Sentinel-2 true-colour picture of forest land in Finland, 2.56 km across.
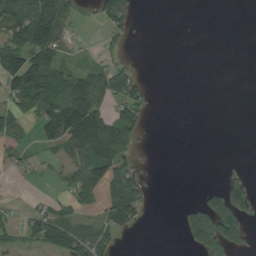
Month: August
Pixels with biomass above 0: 38%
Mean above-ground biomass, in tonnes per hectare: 41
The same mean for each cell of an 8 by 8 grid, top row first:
106 161 15 73 1 0 0 0
86 109 10 14 0 0 0 0
85 101 74 80 25 0 0 0
45 76 130 41 36 0 0 0
30 35 93 110 7 0 0 0
12 8 87 108 23 0 0 19
9 24 23 73 39 5 108 100
23 67 78 41 0 1 147 68
